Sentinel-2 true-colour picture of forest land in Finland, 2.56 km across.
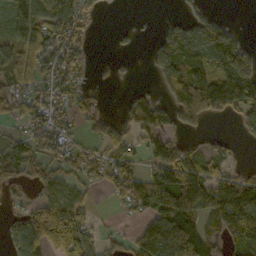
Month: October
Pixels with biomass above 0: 61%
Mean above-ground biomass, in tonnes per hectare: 82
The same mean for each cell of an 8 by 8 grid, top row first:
120 134 90 1 3 16 48 0
109 106 72 9 11 129 130 90
66 75 43 14 3 128 143 175
47 74 46 14 91 106 100 104
85 84 35 68 54 67 31 19
69 69 60 75 80 168 107 68
32 107 76 11 56 212 129 210
85 137 112 27 143 261 101 129
